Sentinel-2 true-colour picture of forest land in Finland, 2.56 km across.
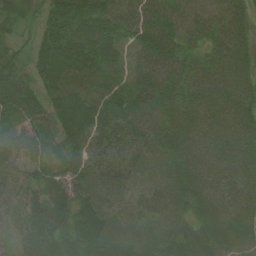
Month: July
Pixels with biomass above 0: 97%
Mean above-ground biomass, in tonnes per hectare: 68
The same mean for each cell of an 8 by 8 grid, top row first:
53 68 119 77 65 60 64 54
27 103 115 80 75 57 49 69
52 89 96 77 64 59 69 69
52 74 123 100 74 66 65 71
42 43 79 69 61 82 71 86
51 49 78 59 60 80 82 73
41 71 70 62 63 69 43 59
34 63 70 82 57 68 59 39
